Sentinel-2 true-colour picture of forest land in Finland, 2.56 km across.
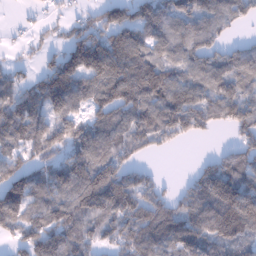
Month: January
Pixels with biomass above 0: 79%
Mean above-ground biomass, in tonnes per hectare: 105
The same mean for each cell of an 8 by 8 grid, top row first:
5 23 40 98 105 121 104 87
12 34 151 142 108 104 106 48
55 141 138 158 185 98 106 82
124 129 74 126 132 192 127 125
102 139 111 105 70 45 9 75
117 108 153 141 60 7 132 144
122 143 149 145 143 94 119 181
52 149 108 71 161 122 100 82
